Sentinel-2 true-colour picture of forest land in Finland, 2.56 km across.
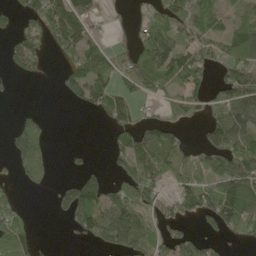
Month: May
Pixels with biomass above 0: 55%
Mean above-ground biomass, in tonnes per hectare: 60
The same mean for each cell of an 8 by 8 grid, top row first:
41 100 78 10 26 70 50 38
64 44 79 37 65 56 52 101
16 7 76 57 76 67 41 101
14 8 10 84 17 45 42 82
75 52 2 33 86 57 64 92
32 42 53 41 101 71 69 119
62 4 126 113 96 52 87 175
118 3 22 94 79 68 41 30
